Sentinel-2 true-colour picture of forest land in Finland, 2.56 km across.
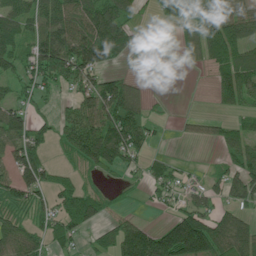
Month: July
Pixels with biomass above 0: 67%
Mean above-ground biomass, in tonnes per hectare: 64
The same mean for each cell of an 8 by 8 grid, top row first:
88 93 107 126 16 90 127 89
69 121 118 137 46 17 123 108
40 68 61 52 15 0 13 101
56 14 74 100 53 4 8 38
88 46 88 128 46 4 25 69
68 52 23 15 27 27 20 63
57 56 100 17 7 30 42 47
109 57 23 58 120 186 150 97
